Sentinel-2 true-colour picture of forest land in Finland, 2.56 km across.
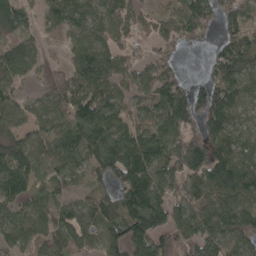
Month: April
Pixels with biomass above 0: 83%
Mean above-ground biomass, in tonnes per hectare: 98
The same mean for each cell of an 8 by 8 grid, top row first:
97 58 95 87 54 85 111 106
104 25 94 95 40 54 24 124
74 45 122 140 92 96 78 106
86 71 108 111 68 162 135 75
94 99 129 126 131 117 130 85
140 56 56 96 125 122 159 143
77 71 78 97 128 125 116 138
94 86 77 77 132 98 119 108
